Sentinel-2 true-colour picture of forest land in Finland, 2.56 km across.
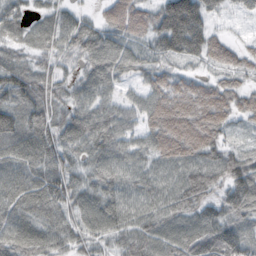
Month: October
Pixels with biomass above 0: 93%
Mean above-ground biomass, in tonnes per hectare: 74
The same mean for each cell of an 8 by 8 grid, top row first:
46 36 40 61 66 180 70 25
33 49 76 91 56 110 84 35
91 65 58 79 48 51 41 45
88 79 85 87 71 104 100 58
84 89 88 97 59 105 96 24
80 100 57 84 62 75 84 98
83 91 76 81 67 73 65 96
84 78 57 52 75 82 96 103
